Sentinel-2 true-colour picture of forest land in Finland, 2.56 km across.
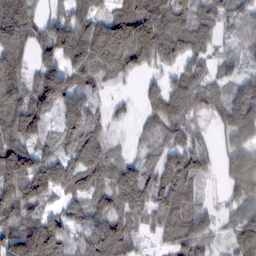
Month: February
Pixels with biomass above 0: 87%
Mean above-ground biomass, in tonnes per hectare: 100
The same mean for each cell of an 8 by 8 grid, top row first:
160 55 96 95 176 136 98 90
108 84 148 133 133 116 66 45
93 133 96 54 41 76 70 72
142 91 118 40 49 103 57 133
135 65 121 51 46 86 39 111
198 155 127 104 102 130 41 110
113 51 80 123 111 130 35 60
188 213 93 167 40 99 68 82
